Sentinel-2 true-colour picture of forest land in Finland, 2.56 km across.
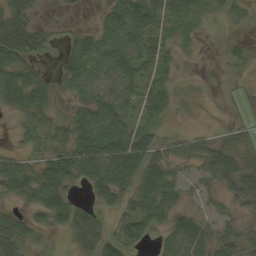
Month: September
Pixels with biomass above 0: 73%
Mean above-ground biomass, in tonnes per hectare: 36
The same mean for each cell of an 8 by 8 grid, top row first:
53 6 4 39 57 38 31 31
76 26 41 53 49 21 26 16
49 24 54 44 37 37 15 4
25 33 26 47 30 28 0 6
11 36 49 55 66 33 30 32
60 59 38 57 74 22 29 63
17 37 26 45 49 35 15 15
55 6 35 70 31 46 42 29
